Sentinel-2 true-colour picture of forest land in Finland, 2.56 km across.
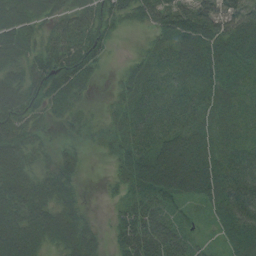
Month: August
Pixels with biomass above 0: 91%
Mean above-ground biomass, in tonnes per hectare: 55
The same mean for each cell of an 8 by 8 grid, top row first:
63 42 54 57 45 68 67 58
68 51 74 22 19 70 85 76
61 77 61 10 56 41 58 43
82 42 33 25 57 61 46 30
82 27 25 30 56 79 50 36
80 53 26 17 81 127 80 71
81 67 34 16 67 38 30 74
106 54 83 27 105 72 14 55
